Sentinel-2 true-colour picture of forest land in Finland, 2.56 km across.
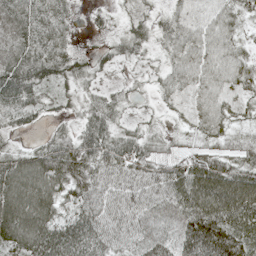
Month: May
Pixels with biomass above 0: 89%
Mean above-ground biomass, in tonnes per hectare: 64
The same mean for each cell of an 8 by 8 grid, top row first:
83 62 16 16 36 45 39 41
66 64 14 24 29 56 66 40
83 44 33 12 16 46 60 52
46 23 28 43 13 21 63 31
17 48 79 62 56 30 59 44
117 130 81 77 83 89 139 99
147 103 81 99 84 83 121 128
117 113 88 73 65 68 130 97
